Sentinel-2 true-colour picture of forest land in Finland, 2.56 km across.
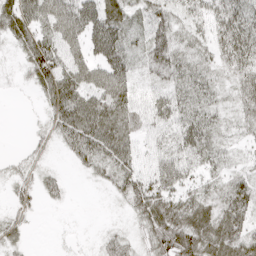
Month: April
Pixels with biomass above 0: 82%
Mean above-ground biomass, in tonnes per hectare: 38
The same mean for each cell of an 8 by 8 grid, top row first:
56 56 69 55 37 30 44 51
25 61 45 68 39 40 28 59
9 62 69 68 18 38 29 36
0 29 82 70 48 49 36 24
1 15 59 74 32 54 37 17
20 19 7 39 48 64 27 26
18 5 0 5 56 52 37 60
20 1 4 23 29 71 51 53
